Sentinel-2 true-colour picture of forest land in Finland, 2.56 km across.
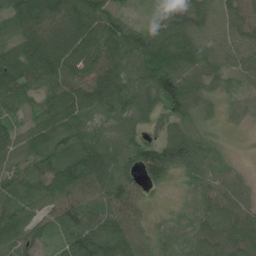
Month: July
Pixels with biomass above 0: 90%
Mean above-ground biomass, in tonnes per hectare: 65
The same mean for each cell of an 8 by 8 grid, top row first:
86 116 132 57 20 72 64 31
89 129 100 88 102 100 55 39
110 78 62 108 83 98 49 34
43 69 82 51 63 53 20 28
60 80 83 71 63 86 38 1
56 79 83 95 70 40 38 22
69 45 73 82 24 8 37 48
73 28 112 122 44 27 59 60
